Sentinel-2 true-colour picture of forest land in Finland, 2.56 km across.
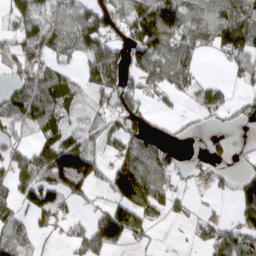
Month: March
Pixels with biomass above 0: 61%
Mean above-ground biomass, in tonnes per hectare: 66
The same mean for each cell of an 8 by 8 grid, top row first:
85 64 90 73 172 133 88 105
66 69 79 76 130 113 54 120
44 72 46 94 61 81 25 31
66 79 34 69 49 14 44 34
42 95 76 49 71 16 21 5
94 123 147 77 122 37 17 44
55 86 19 70 84 32 4 56
72 8 57 112 22 1 56 83
